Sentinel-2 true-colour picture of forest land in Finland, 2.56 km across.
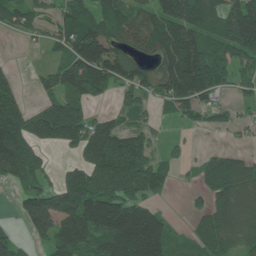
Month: June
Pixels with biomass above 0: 69%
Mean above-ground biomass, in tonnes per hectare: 92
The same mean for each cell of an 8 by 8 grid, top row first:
62 30 112 97 84 171 127 156
1 38 148 106 80 182 106 126
24 43 127 92 85 166 130 45
103 123 98 35 36 42 42 20
180 89 112 143 58 16 5 8
79 43 93 184 130 26 65 125
34 180 171 155 94 2 76 135
56 75 116 158 201 38 97 96
